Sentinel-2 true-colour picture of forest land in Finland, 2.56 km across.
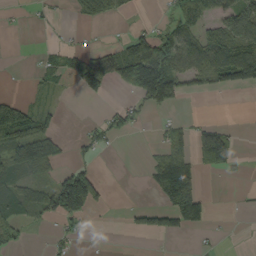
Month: September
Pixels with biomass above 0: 38%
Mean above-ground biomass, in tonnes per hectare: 45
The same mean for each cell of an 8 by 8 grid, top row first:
6 12 26 28 5 47 51 88
0 17 22 31 115 114 112 122
1 27 50 55 78 93 57 95
123 33 0 31 29 13 1 0
114 109 17 16 3 64 143 12
56 35 125 0 13 147 15 6
54 70 134 8 43 108 43 2
26 10 12 0 2 7 6 0
